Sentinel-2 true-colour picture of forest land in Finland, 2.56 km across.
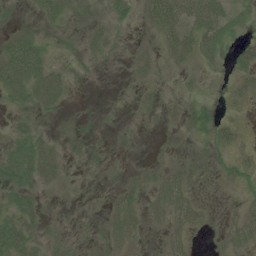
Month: July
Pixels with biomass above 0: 54%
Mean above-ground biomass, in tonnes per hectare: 17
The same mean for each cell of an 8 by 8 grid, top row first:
1 23 11 12 18 43 45 17
43 16 9 9 9 24 31 18
47 38 3 0 11 7 5 14
15 15 3 1 6 13 19 4
29 22 12 4 2 11 13 16
31 28 4 4 17 23 2 26
26 6 3 16 20 34 10 15
48 21 13 18 8 19 5 26
